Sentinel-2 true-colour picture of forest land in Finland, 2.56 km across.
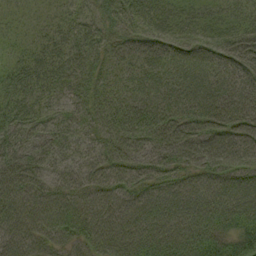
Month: September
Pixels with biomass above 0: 99%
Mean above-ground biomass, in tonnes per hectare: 63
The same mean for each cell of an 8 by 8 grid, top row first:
25 22 40 51 75 62 49 47
32 46 56 48 63 81 85 78
54 56 54 58 74 83 85 74
52 35 48 71 74 72 83 72
53 44 43 65 63 81 75 72
67 46 46 63 62 62 70 71
77 77 64 60 71 76 83 79
67 61 61 78 78 79 86 67
